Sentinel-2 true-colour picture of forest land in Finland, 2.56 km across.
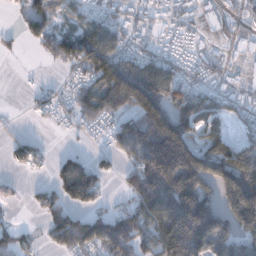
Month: December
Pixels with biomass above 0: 67%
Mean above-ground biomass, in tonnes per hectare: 101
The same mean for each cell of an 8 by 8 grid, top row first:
26 105 76 61 47 51 58 39
18 69 169 118 50 39 31 64
2 12 63 193 193 105 54 49
2 37 91 121 174 150 133 60
42 15 8 53 186 249 110 96
12 22 177 25 212 286 177 228
6 73 77 41 176 247 167 218
76 38 119 143 126 243 232 153
